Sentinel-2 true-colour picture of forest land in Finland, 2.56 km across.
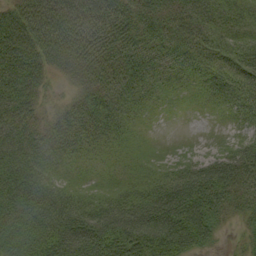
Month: September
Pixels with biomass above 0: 93%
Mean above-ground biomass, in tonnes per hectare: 48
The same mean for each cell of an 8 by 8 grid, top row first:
52 82 71 75 57 50 52 32
71 58 70 59 58 54 44 39
63 25 29 51 46 33 35 43
48 19 43 48 25 8 8 32
51 50 38 31 13 2 5 31
55 42 24 23 28 58 78 51
52 71 55 63 85 105 61 27
46 62 86 89 95 89 33 12
